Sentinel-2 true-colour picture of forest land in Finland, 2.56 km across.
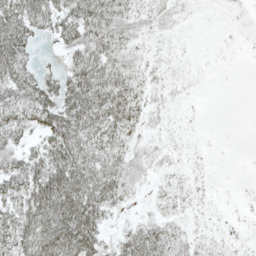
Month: May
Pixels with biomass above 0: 69%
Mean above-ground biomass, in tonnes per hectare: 32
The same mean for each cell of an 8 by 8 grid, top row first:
62 52 61 51 19 11 2 0
61 4 51 44 12 5 0 0
56 32 59 53 20 8 2 0
51 56 66 53 24 4 0 0
32 47 57 44 12 6 1 0
54 75 71 53 18 10 5 0
43 81 88 31 7 16 5 1
53 81 83 23 61 29 14 4
